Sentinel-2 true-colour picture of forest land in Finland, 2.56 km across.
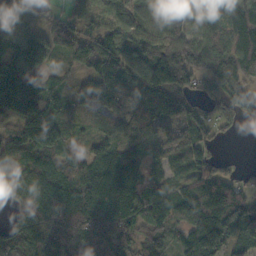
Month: October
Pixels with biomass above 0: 91%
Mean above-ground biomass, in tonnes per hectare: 132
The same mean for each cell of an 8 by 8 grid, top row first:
182 33 102 134 105 139 136 130
130 112 76 141 164 186 168 151
226 71 58 126 164 183 127 146
179 153 88 103 144 136 89 126
130 166 60 124 149 124 99 3
114 155 141 218 160 63 119 50
89 185 188 204 158 112 157 161
143 178 132 165 116 81 194 124
